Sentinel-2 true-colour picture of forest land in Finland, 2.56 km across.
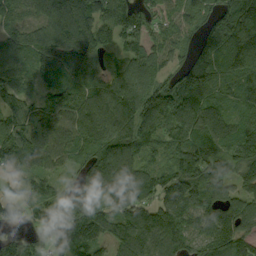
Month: September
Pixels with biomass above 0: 93%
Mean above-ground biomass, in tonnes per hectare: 121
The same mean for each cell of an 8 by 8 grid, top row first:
68 113 146 155 101 87 113 179
107 149 172 100 100 84 138 187
103 93 142 116 129 94 147 132
116 126 147 137 178 140 117 67
128 110 117 151 109 113 118 135
68 83 93 169 89 82 147 106
51 146 138 113 115 114 109 124
75 132 162 105 131 119 129 153
